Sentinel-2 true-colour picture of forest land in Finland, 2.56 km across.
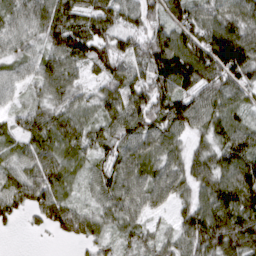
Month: March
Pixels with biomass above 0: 92%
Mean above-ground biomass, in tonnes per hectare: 86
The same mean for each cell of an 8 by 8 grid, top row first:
68 109 110 104 91 95 87 102
52 77 119 95 113 127 146 155
46 83 47 104 107 154 124 99
36 76 61 79 118 132 88 60
51 85 74 81 89 56 65 106
67 102 48 93 93 76 92 120
69 94 58 71 64 47 98 141
1 7 54 44 60 60 142 149
